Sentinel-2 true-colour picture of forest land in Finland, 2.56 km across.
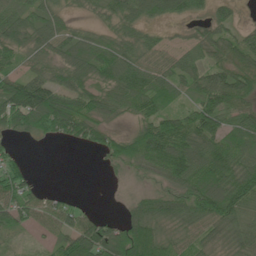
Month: June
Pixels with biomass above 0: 77%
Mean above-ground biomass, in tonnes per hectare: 63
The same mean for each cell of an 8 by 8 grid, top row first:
71 62 13 42 59 40 42 16
65 50 94 60 49 27 54 65
67 71 66 74 77 62 82 82
127 155 97 56 60 54 92 65
9 12 39 51 106 117 86 75
63 0 0 9 30 94 112 93
69 43 30 1 70 83 111 83
16 28 111 118 94 38 58 68
